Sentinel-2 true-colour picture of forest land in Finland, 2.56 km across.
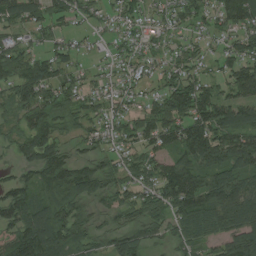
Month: August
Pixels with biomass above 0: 85%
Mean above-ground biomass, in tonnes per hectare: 83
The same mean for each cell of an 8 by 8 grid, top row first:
90 77 49 40 52 61 59 115
77 51 33 34 43 41 34 80
96 101 49 38 44 74 64 116
60 102 65 50 62 115 132 112
49 111 50 51 71 92 149 127
44 108 114 80 71 143 91 98
108 94 88 73 107 112 133 145
126 152 87 79 87 56 56 141
